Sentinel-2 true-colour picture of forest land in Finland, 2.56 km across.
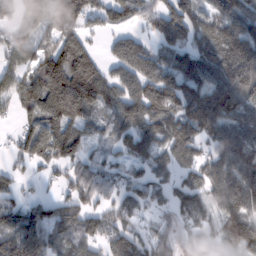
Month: February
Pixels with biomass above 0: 82%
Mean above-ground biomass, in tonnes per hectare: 111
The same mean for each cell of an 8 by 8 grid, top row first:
70 133 98 79 75 137 120 149
112 73 147 48 76 138 143 186
86 198 246 106 138 112 135 198
58 188 188 87 159 141 202 141
48 155 111 68 117 130 69 127
42 32 93 69 67 64 102 145
69 80 97 66 59 78 84 128
173 122 94 91 71 53 65 148
